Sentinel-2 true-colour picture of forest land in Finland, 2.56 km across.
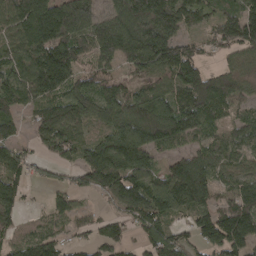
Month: April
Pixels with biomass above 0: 84%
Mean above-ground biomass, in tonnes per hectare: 114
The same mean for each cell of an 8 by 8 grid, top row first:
145 217 189 135 211 159 71 143
102 172 107 174 195 119 39 102
115 183 85 78 79 122 113 76
76 103 109 116 179 147 113 56
74 86 95 169 164 68 81 77
99 30 78 188 155 173 127 87
72 48 47 52 155 126 101 158
71 99 33 105 90 105 121 157
